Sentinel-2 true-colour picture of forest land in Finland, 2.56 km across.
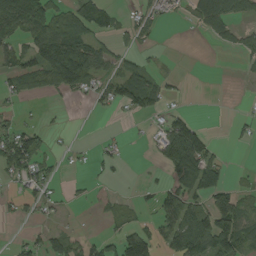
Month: August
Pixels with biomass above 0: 44%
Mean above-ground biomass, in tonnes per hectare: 42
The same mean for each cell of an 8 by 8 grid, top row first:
123 106 88 39 33 10 75 39
51 103 92 36 15 0 3 31
45 65 82 60 62 10 0 13
16 4 0 12 42 22 1 12
98 20 3 13 3 122 57 8
43 33 4 12 5 80 102 4
17 25 5 16 12 88 77 61
12 45 28 36 95 91 105 97
